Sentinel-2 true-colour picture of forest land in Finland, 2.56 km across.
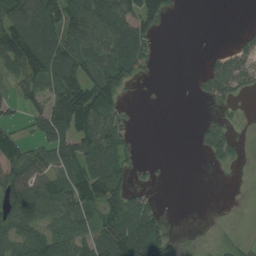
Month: August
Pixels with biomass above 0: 60%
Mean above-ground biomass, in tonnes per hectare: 62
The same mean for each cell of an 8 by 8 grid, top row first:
114 128 120 135 86 7 0 0
130 136 89 121 77 0 2 40
57 91 119 105 17 0 60 70
23 106 171 80 0 0 10 15
83 86 110 97 0 0 62 22
106 81 95 113 8 0 0 4
105 93 76 97 66 0 0 1
83 93 71 135 147 11 6 19
